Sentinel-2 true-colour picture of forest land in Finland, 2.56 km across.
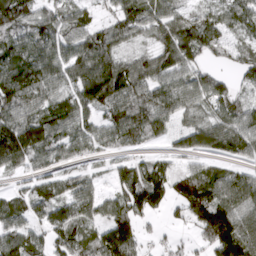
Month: March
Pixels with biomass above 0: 82%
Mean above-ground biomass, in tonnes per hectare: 82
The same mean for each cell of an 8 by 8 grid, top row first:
116 61 55 51 86 72 54 79
83 88 89 79 36 124 63 50
119 96 101 140 96 78 70 38
97 88 86 91 114 81 54 74
162 110 64 60 48 39 83 92
34 54 44 36 87 75 81 83
72 82 87 70 97 45 159 126
103 68 81 155 43 19 93 170
